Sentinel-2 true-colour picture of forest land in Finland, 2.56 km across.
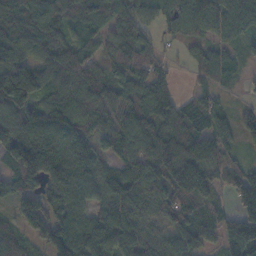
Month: November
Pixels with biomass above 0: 90%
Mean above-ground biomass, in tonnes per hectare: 101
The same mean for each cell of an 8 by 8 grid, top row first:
107 112 78 74 62 81 113 98
109 97 70 75 69 18 56 39
188 109 113 93 92 27 49 32
117 132 120 110 110 100 93 62
163 140 105 85 113 154 147 56
99 129 123 95 128 165 133 94
81 116 87 120 84 101 73 116
78 128 130 181 104 94 55 148
